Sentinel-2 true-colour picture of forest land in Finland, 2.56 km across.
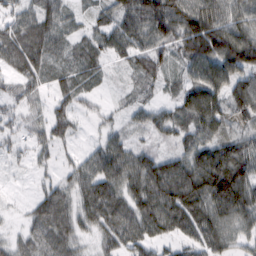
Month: February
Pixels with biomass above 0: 94%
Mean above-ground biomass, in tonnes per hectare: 61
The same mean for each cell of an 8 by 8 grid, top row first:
51 61 21 51 91 96 101 65
91 66 42 48 55 70 119 123
52 44 46 12 41 29 76 35
37 36 33 18 34 51 93 23
30 42 16 56 30 43 74 63
7 18 55 86 113 132 122 97
7 77 61 95 100 124 96 95
35 75 43 66 77 52 74 43
